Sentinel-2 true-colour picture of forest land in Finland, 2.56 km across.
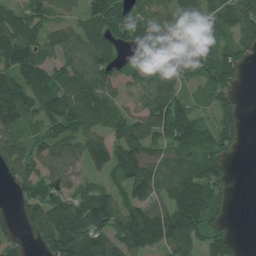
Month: July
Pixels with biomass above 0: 80%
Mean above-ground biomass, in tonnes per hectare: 89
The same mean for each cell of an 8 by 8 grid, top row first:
68 59 52 119 61 46 91 101
162 72 81 66 75 131 75 92
128 104 100 69 76 118 82 60
132 103 107 75 78 128 38 49
76 77 72 92 112 112 105 43
67 63 39 70 164 83 134 0
34 108 123 109 137 153 124 0
51 105 144 117 146 130 73 17
